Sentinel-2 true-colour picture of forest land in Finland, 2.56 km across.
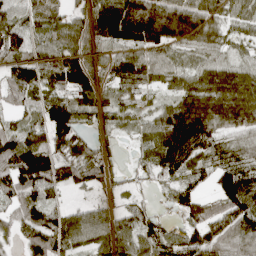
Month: April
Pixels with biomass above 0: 85%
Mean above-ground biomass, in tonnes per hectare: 80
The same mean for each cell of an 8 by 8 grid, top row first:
65 80 49 159 153 132 78 68
87 77 75 74 100 72 67 34
84 77 104 48 71 65 90 92
44 95 74 49 45 117 137 115
107 103 78 16 54 150 84 67
123 131 71 40 21 59 36 119
67 78 40 38 40 43 63 114
35 109 75 95 91 80 105 101
